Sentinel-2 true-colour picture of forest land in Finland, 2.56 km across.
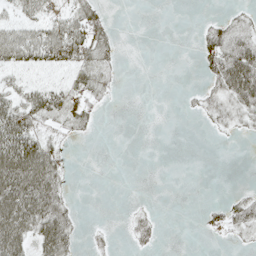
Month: May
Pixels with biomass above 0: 38%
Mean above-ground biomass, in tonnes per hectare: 22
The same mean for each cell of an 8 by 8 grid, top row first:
25 29 39 6 0 0 5 15
56 52 46 18 0 0 38 50
14 17 31 13 0 0 21 90
44 45 29 2 0 1 21 33
79 30 2 0 0 0 1 1
88 67 0 0 0 0 0 0
86 66 4 0 6 0 12 26
66 66 10 7 15 0 2 8
